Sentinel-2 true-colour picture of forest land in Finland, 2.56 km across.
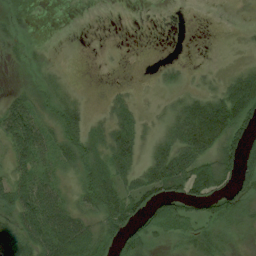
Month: August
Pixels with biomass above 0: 63%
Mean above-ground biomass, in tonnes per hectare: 32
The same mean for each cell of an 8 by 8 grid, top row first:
7 0 0 0 0 0 0 1
10 4 0 1 0 1 0 6
3 13 3 2 2 12 8 41
64 23 35 26 11 36 73 70
63 42 51 50 25 62 65 63
43 33 30 51 47 89 76 53
71 74 31 66 45 42 28 30
52 68 75 47 33 21 31 10
